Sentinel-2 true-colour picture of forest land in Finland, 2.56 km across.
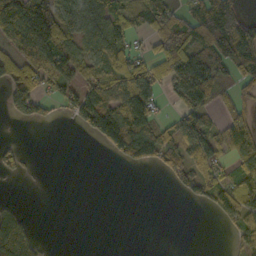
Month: October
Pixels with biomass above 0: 53%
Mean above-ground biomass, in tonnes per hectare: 70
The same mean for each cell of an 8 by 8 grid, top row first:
175 172 107 98 84 84 151 80
55 159 78 126 27 126 119 141
97 80 90 104 146 91 96 56
63 30 113 159 163 40 56 76
21 0 0 107 172 110 108 112
30 1 0 0 0 60 70 94
28 0 0 0 0 0 34 113
99 4 0 0 0 0 0 61
